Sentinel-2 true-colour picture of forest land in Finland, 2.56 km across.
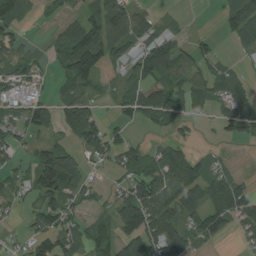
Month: August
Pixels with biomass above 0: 65%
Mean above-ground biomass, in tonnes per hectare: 64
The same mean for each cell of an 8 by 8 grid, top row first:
72 15 45 104 36 13 0 110
46 25 133 80 69 68 35 28
58 20 98 16 86 66 53 40
49 73 111 19 95 57 15 99
44 49 61 74 25 51 6 22
41 152 89 24 100 130 87 29
25 73 43 60 156 106 117 111
16 87 56 77 139 123 62 15
